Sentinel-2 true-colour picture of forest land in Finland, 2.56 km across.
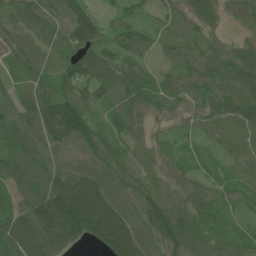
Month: June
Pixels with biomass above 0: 95%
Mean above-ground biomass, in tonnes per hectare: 73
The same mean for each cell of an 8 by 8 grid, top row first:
52 59 98 28 25 41 62 51
65 46 88 61 57 45 56 50
36 57 95 84 61 53 78 85
77 112 112 50 66 38 65 93
75 85 88 72 47 30 31 63
72 90 114 75 51 51 38 37
71 148 199 138 94 79 61 39
116 144 75 149 90 103 71 48
